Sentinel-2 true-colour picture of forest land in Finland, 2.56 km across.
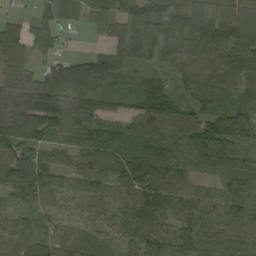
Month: September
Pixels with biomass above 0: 92%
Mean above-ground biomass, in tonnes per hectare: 82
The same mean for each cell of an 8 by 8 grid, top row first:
27 43 20 85 125 128 94 94
76 42 6 70 115 89 141 172
62 76 111 97 73 45 72 97
94 151 103 50 100 84 83 116
100 78 79 100 99 83 119 92
123 86 68 62 129 94 67 119
41 33 28 49 104 72 80 96
47 56 33 27 62 86 87 81
